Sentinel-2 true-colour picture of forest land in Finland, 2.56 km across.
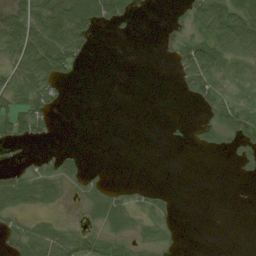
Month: August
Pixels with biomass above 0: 45%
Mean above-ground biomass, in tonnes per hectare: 26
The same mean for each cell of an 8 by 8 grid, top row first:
42 81 84 46 2 12 106 76
56 96 44 0 0 38 61 83
48 56 4 0 0 9 59 10
48 34 0 0 0 0 23 36
27 7 2 0 0 4 19 33
29 41 26 1 0 0 0 5
30 16 10 41 17 8 0 0
37 55 39 30 16 7 0 0
